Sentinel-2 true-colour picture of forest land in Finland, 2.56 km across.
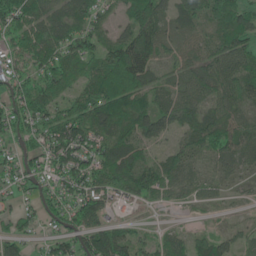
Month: June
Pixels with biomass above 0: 83%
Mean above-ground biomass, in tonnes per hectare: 63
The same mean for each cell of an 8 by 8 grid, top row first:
94 66 68 30 106 60 79 71
57 80 82 78 90 48 59 72
69 74 59 110 80 39 76 77
94 77 68 110 81 68 62 41
55 74 86 82 48 33 71 59
63 59 96 95 78 58 21 29
29 66 96 36 12 15 20 10
53 35 73 119 30 36 42 30
